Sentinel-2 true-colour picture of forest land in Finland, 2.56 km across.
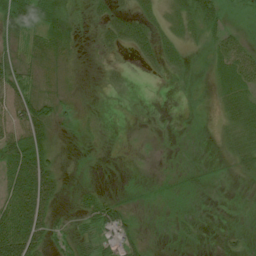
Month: July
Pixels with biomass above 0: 61%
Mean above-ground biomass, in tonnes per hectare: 22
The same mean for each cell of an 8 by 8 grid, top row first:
65 49 10 28 27 31 43 8
22 37 10 16 30 18 16 34
45 11 4 5 2 4 7 43
46 32 6 1 3 0 4 44
72 35 5 2 1 3 1 37
70 54 6 1 2 10 6 12
78 44 25 41 4 5 0 1
96 33 12 25 19 7 1 7
